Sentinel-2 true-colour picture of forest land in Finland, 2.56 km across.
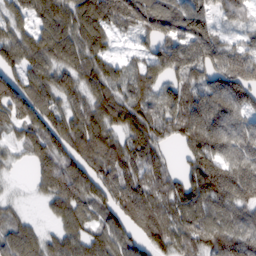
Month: February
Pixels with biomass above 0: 87%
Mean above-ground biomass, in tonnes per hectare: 96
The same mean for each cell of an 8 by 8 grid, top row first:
63 101 116 125 108 111 90 69
108 114 109 43 48 110 119 89
97 92 99 85 92 85 94 141
107 103 90 118 93 120 151 98
44 109 115 94 120 43 132 95
7 112 129 95 103 73 142 112
24 39 99 88 116 97 96 80
117 57 102 112 88 99 98 114
